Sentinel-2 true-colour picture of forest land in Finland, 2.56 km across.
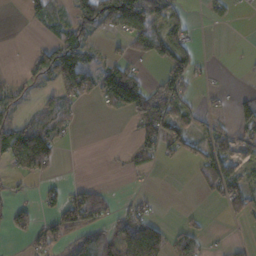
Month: November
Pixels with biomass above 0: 47%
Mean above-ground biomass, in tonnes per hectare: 44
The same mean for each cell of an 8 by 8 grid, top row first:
0 42 66 123 120 47 21 6
0 70 91 11 79 79 4 2
26 50 111 127 55 76 9 5
28 34 6 18 117 72 18 67
96 100 1 0 52 45 70 66
26 22 0 2 7 0 72 54
30 26 124 28 22 2 4 51
9 49 37 58 119 41 16 8
